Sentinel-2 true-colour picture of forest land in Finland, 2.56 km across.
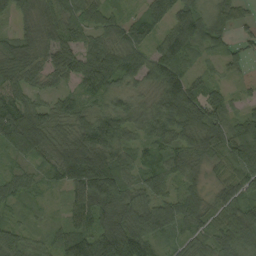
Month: August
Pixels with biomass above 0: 93%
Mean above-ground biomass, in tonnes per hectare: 74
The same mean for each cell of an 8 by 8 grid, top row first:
57 64 77 46 55 79 68 41
81 77 79 75 67 103 50 28
81 46 72 75 64 110 40 19
130 65 54 64 49 115 94 43
108 80 81 83 47 60 88 118
63 41 134 122 66 62 41 81
35 15 77 128 91 90 60 93
93 39 102 154 93 44 62 116
